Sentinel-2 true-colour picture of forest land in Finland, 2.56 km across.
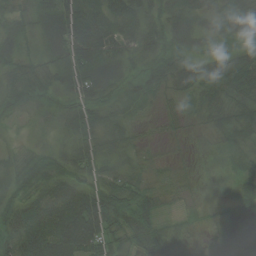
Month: August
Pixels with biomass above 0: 97%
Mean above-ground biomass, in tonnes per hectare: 48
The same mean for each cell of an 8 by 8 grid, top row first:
33 45 87 69 52 59 41 68
36 35 101 59 44 47 24 36
44 40 80 43 54 68 65 82
21 22 53 33 23 22 48 59
10 14 45 41 15 7 20 47
37 57 48 50 28 14 12 37
48 71 121 87 68 11 12 53
73 115 124 48 65 44 16 52
